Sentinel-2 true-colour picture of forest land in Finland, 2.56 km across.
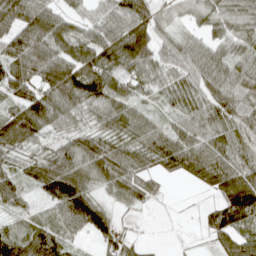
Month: April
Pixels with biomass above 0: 87%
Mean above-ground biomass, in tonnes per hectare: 58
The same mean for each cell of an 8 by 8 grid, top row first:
73 71 31 54 84 19 42 53
86 90 66 86 90 55 52 50
79 88 94 70 47 47 68 70
67 89 51 61 34 40 59 66
69 38 57 56 55 72 65 58
45 92 77 69 59 32 69 80
33 29 96 30 23 2 29 113
63 78 23 43 13 2 24 60
